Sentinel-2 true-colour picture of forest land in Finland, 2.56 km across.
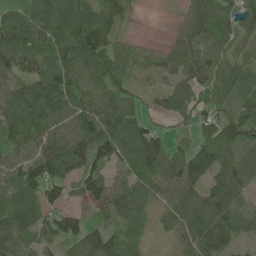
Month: June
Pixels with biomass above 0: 86%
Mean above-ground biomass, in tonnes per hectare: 77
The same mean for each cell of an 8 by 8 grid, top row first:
64 101 89 72 3 8 90 72
113 104 132 82 25 49 86 32
67 112 91 114 27 61 76 75
111 106 97 83 56 70 73 69
74 97 120 115 143 32 87 104
94 114 85 57 115 77 78 75
111 94 29 69 56 75 85 50
85 66 87 79 38 29 87 39
